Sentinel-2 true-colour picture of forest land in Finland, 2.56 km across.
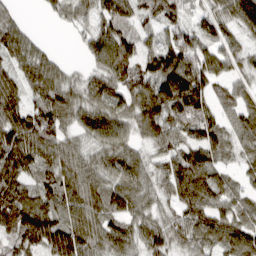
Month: March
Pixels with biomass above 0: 91%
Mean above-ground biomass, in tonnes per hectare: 85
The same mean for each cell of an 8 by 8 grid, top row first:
34 22 55 105 68 69 60 127
90 21 19 118 60 120 74 52
75 97 38 93 96 180 99 45
117 122 74 84 109 132 92 70
150 118 52 82 49 83 115 67
129 69 91 76 64 113 108 39
158 93 97 73 56 65 97 60
93 130 108 99 72 57 85 95
